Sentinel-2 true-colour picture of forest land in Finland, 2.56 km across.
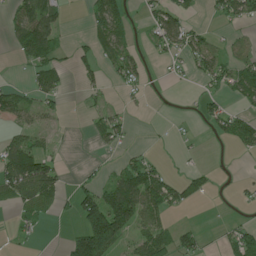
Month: June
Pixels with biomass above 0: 43%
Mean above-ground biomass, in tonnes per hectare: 40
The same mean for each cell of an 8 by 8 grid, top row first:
51 80 2 97 16 48 10 46
42 83 22 60 12 41 46 12
4 60 23 15 19 6 40 71
47 28 5 25 3 2 32 28
59 19 0 27 5 6 2 49
110 89 12 32 106 21 21 8
26 33 90 150 109 34 1 7
10 1 114 151 66 59 9 63
